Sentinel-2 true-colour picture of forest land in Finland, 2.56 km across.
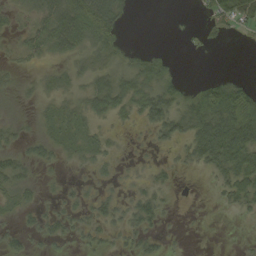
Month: September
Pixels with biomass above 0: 60%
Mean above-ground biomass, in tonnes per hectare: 24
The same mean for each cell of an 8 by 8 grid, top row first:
20 51 70 55 0 1 17 44
15 42 40 32 7 2 7 1
11 18 27 43 43 18 13 13
12 16 27 36 40 39 65 67
20 26 24 11 6 23 81 78
32 6 5 10 12 10 13 51
20 13 19 22 30 3 1 20
17 18 12 13 21 3 0 3
